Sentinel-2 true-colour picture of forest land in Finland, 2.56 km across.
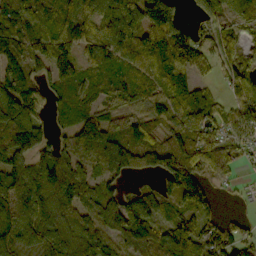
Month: October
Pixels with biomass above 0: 85%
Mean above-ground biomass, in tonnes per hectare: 91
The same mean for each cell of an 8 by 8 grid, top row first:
106 65 105 117 165 130 74 61
110 117 89 123 116 126 52 48
82 73 75 65 69 71 25 86
144 47 67 59 76 87 82 79
139 59 92 108 103 118 107 68
118 89 87 58 49 159 66 25
121 124 95 119 129 58 62 8
92 123 121 85 138 121 98 76
